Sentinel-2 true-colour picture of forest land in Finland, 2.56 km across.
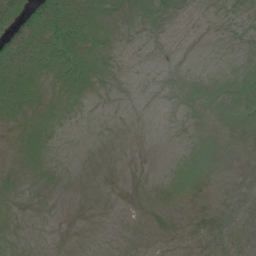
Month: July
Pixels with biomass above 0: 44%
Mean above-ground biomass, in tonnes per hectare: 9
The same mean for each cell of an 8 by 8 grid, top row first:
31 46 36 11 9 3 0 2
48 40 26 4 0 0 0 1
34 11 15 2 0 0 3 8
19 7 2 0 0 1 4 20
3 5 0 0 0 0 7 20
6 4 0 0 0 4 9 15
5 1 0 0 1 3 11 23
4 0 0 0 1 2 19 35
